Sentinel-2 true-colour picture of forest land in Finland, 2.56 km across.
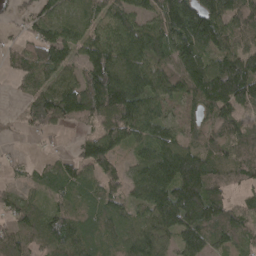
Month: April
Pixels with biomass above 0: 85%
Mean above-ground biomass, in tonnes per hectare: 95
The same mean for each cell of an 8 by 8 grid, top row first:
43 79 83 81 70 167 163 117
45 148 72 115 131 135 130 89
40 77 89 172 127 95 175 192
21 150 120 159 112 51 90 90
5 11 51 94 75 106 72 94
14 51 61 56 99 165 170 90
80 57 61 67 80 177 165 62
87 74 97 63 115 88 100 67
